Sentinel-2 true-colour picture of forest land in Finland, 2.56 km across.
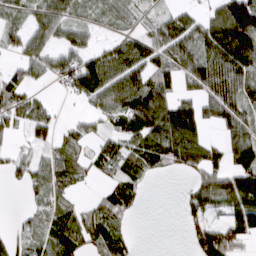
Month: March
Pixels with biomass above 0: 68%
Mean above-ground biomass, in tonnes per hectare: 72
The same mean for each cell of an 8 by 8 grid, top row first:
46 82 35 54 31 56 54 169
46 55 61 63 93 116 99 143
65 34 133 114 109 69 135 123
85 42 18 77 153 105 65 86
23 43 53 51 86 118 68 100
41 87 48 46 52 21 94 142
4 58 43 85 12 9 74 108
32 72 100 84 1 0 144 87
